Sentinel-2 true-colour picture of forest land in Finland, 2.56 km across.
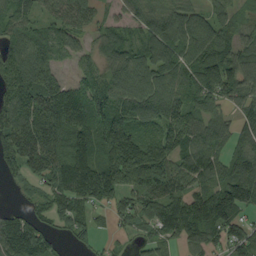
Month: September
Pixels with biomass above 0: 87%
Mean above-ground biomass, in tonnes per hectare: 84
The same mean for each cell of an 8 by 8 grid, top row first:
87 57 86 36 94 102 73 36
74 88 41 99 93 107 108 64
90 86 54 101 119 91 89 105
108 118 135 140 119 106 66 60
90 101 109 125 99 80 83 69
38 75 143 104 91 86 77 131
21 44 57 44 59 91 139 106
150 61 26 15 35 53 81 64
